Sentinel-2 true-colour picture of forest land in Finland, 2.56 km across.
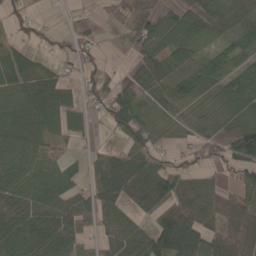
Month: May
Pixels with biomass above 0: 77%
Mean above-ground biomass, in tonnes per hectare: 62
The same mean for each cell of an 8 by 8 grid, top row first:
40 4 25 36 97 94 80 51
34 25 42 6 52 57 28 63
82 64 36 36 62 70 64 85
81 89 33 61 51 19 19 72
71 42 8 13 66 17 69 140
56 47 28 86 82 74 18 46
76 70 62 72 77 101 82 104
94 108 48 70 84 156 87 140
